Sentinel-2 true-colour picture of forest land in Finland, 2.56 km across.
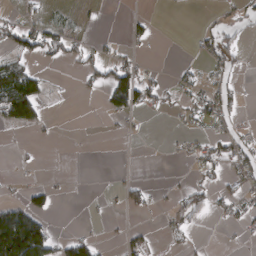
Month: March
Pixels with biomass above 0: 26%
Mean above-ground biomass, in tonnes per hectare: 27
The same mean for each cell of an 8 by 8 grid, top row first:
21 18 10 0 10 1 7 28
49 49 34 13 8 0 41 35
103 17 17 85 45 19 28 13
100 9 0 47 29 15 52 20
3 1 1 0 0 9 34 45
4 1 0 2 2 2 26 37
60 36 0 6 30 30 35 28
233 104 7 3 23 17 2 9
